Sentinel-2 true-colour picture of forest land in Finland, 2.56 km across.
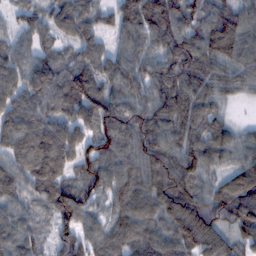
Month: February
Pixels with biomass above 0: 94%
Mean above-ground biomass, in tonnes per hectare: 93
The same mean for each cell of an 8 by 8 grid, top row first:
49 74 101 65 141 126 91 83
82 64 83 55 87 110 105 98
89 121 127 91 99 121 88 67
110 97 110 130 111 120 72 7
104 149 106 115 115 93 94 75
80 125 82 103 110 130 60 89
69 71 125 67 99 84 110 122
90 40 99 95 109 78 26 55
